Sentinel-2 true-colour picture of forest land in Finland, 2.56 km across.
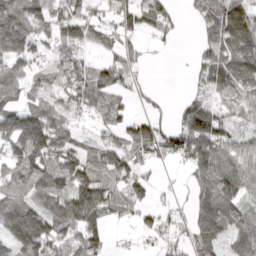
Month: April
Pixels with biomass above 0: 76%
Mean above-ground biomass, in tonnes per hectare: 87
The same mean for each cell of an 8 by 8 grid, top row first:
135 102 96 56 101 38 105 165
107 49 69 60 32 11 98 159
90 63 95 99 18 1 104 128
111 93 55 78 28 49 123 48
124 159 46 50 99 95 148 61
102 129 140 83 51 4 139 103
103 98 192 81 50 25 155 106
112 140 102 20 19 41 114 105
